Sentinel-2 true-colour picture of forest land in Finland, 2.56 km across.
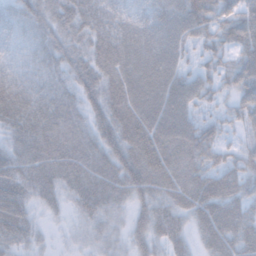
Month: November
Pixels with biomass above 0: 93%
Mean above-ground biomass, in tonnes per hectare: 55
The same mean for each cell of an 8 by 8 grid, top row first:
36 43 63 51 52 67 60 57
26 46 47 78 70 65 37 51
38 39 57 68 78 67 43 50
64 67 54 78 80 83 25 37
48 79 70 70 83 92 60 26
61 64 67 69 85 74 66 51
65 23 37 42 48 51 68 51
48 10 19 27 46 39 45 56
